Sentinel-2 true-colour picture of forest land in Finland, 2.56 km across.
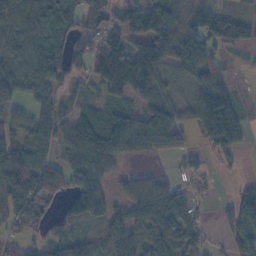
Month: November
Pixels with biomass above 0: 76%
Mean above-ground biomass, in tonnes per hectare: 67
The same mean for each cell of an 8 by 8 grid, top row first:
74 80 89 51 117 83 79 36
70 80 34 132 91 108 86 44
68 71 30 119 117 57 109 8
33 53 48 68 76 62 125 43
52 48 110 97 80 56 32 39
111 102 107 37 28 17 20 11
89 57 79 46 82 75 14 72
37 51 51 66 77 86 30 63
